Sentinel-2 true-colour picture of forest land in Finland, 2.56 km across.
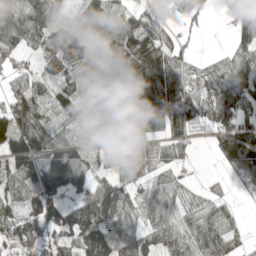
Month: May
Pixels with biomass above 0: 81%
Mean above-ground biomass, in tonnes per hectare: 76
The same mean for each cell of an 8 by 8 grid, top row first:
125 94 82 125 72 31 20 76
80 75 107 105 137 43 1 56
60 58 159 114 141 94 50 100
73 67 75 72 71 123 58 92
155 71 56 65 97 47 13 156
83 72 82 56 58 32 11 48
59 93 86 108 46 51 54 14
68 53 87 115 74 77 91 32
